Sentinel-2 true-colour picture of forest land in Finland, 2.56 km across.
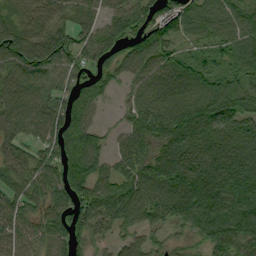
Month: September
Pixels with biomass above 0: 88%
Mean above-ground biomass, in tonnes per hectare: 77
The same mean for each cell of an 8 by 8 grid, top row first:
52 57 68 42 63 63 72 68
103 100 69 60 85 46 32 65
88 77 56 44 73 85 74 61
87 83 80 10 92 107 112 105
65 75 110 39 82 102 81 85
65 77 92 70 92 118 133 118
78 72 81 92 96 114 135 114
80 75 53 37 42 24 68 88
